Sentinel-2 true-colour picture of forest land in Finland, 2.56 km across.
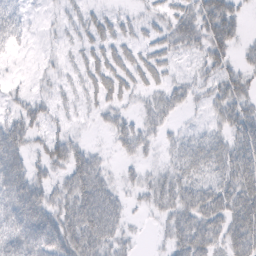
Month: February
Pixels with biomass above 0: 66%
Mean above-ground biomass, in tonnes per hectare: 32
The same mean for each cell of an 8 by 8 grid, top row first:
31 3 16 16 15 34 58 24
16 4 15 28 23 31 46 17
4 9 14 41 27 16 24 35
23 19 8 21 22 20 19 40
52 30 19 15 28 16 28 46
65 25 54 17 20 33 24 58
70 54 62 44 13 45 58 58
67 70 62 38 4 40 49 57
